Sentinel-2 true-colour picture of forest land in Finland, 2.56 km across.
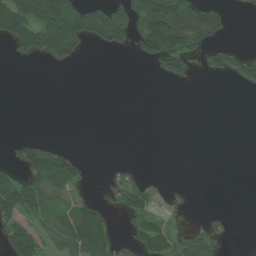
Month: July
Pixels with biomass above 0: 32%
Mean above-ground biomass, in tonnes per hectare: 39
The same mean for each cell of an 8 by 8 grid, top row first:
132 131 112 124 118 162 98 4
35 87 55 48 62 118 45 6
0 0 0 0 0 34 6 28
0 0 0 0 0 0 0 0
25 25 1 0 0 0 0 0
42 144 48 15 12 0 0 0
86 58 61 11 48 14 2 0
95 43 128 47 75 55 64 0
